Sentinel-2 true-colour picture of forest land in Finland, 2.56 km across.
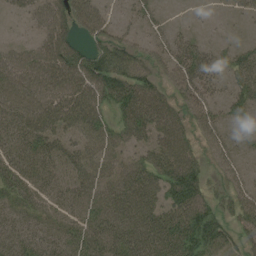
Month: August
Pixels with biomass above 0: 79%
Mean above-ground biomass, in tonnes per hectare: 42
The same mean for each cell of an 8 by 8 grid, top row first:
13 50 62 17 16 2 3 11
24 58 38 54 30 39 26 21
60 61 65 71 50 48 43 34
50 62 68 39 75 47 36 30
32 41 37 40 36 72 27 20
34 33 44 44 59 69 29 22
29 23 38 60 64 58 46 35
33 29 37 61 73 69 69 23
